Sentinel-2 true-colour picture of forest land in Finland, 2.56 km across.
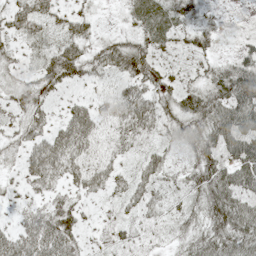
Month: May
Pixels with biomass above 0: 81%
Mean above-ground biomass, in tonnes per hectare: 41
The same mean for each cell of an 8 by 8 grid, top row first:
44 41 37 4 47 41 17 6
22 33 44 43 41 23 28 21
25 41 32 19 50 29 34 77
24 30 37 33 57 43 62 72
25 52 54 33 33 25 63 83
21 55 45 42 38 23 78 85
24 39 31 16 41 22 61 79
50 71 38 30 31 25 63 81
